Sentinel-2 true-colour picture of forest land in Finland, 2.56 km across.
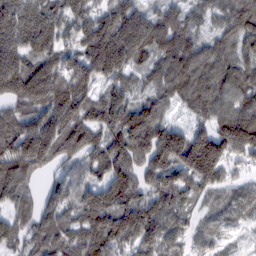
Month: February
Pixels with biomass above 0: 93%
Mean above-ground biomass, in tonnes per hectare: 121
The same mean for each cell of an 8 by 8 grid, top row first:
189 160 122 155 138 103 76 150
159 145 108 237 154 148 92 98
201 185 137 96 63 132 114 94
91 139 134 149 126 49 116 130
148 163 116 120 138 190 202 190
150 41 53 144 120 116 146 36
87 85 103 154 122 86 40 59
84 119 123 154 111 65 44 26
